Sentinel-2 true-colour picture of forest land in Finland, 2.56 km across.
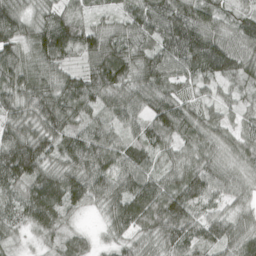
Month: April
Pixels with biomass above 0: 97%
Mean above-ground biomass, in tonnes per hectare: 74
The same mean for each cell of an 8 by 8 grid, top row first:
82 68 40 32 93 104 76 54
79 119 85 90 74 98 123 77
85 66 80 123 77 59 64 55
75 113 81 58 69 95 44 34
115 90 94 72 74 55 60 56
112 89 91 94 75 58 80 39
58 121 46 64 112 97 48 32
21 30 45 31 49 80 66 76
